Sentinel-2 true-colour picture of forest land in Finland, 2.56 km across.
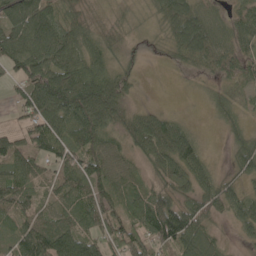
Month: May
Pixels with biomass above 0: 85%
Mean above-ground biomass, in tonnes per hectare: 70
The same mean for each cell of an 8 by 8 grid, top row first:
107 93 48 20 13 97 49 57
103 110 81 62 16 56 90 61
39 111 117 89 6 6 20 49
29 117 127 92 47 18 14 35
65 75 94 61 88 122 14 55
99 39 89 91 45 91 56 52
70 50 85 80 115 119 71 66
81 129 105 86 92 104 77 20
